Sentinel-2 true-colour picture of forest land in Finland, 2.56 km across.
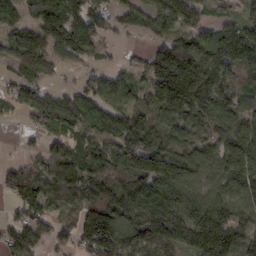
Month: February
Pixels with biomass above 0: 83%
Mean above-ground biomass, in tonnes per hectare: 94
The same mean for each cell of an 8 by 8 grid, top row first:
67 120 110 61 82 98 47 54
83 86 98 20 24 132 103 138
64 43 35 69 59 220 134 78
39 136 122 107 79 101 116 106
9 59 73 124 122 80 81 133
73 91 94 102 131 151 69 133
49 65 95 121 147 123 107 88
99 61 94 163 97 97 142 94
